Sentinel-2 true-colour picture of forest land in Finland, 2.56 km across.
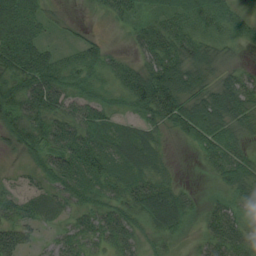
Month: August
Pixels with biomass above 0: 92%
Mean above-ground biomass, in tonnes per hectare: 47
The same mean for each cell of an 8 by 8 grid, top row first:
69 20 7 34 26 39 46 31
82 32 35 19 51 63 39 15
58 76 46 35 81 90 38 44
67 69 65 36 63 75 82 64
40 57 79 49 51 11 70 40
15 43 67 49 52 15 17 62
39 36 42 51 65 75 26 42
52 15 42 49 25 24 40 48
